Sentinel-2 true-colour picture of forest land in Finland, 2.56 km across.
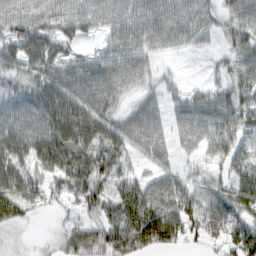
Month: February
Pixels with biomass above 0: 87%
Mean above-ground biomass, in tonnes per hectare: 51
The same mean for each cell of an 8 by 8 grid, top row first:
56 54 49 43 53 50 36 47
66 72 26 34 47 27 18 49
45 59 57 53 32 16 20 51
49 75 78 43 43 28 47 65
72 87 81 71 49 30 39 53
71 54 74 59 26 35 35 49
70 18 40 68 101 66 57 59
10 12 63 75 85 55 34 70
